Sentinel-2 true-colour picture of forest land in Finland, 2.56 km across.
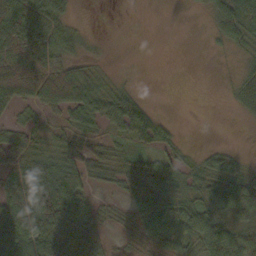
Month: October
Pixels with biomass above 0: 66%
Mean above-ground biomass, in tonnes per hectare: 42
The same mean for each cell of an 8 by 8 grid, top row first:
103 71 4 0 0 0 22 92
124 86 23 2 0 0 4 27
104 101 72 18 1 0 0 28
24 32 59 57 42 0 0 16
42 43 35 27 33 22 5 2
47 80 52 32 69 51 55 50
65 72 54 12 79 52 67 81
101 76 73 17 27 49 70 62
